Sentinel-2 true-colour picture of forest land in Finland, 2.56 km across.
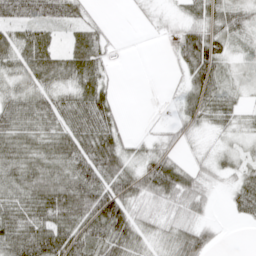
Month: April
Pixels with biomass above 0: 78%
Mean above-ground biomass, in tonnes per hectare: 40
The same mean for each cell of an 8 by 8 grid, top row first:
48 42 25 1 5 11 45 46
55 50 53 10 1 33 70 16
26 44 58 13 0 7 67 16
49 43 56 32 0 16 48 26
52 50 64 51 14 20 11 15
46 66 65 60 64 65 21 29
59 78 80 91 26 30 20 37
75 95 83 74 26 37 35 0
